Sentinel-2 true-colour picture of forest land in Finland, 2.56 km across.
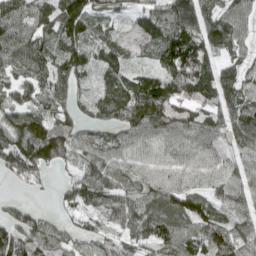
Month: April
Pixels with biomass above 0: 88%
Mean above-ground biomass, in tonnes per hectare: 87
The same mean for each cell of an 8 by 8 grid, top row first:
110 87 144 68 82 135 90 82
115 96 100 95 61 150 93 51
71 90 68 84 88 121 95 90
96 92 58 121 135 90 78 104
119 149 86 98 107 93 95 86
52 29 78 87 81 81 70 65
38 10 54 71 81 96 84 63
106 91 72 68 70 96 85 93
